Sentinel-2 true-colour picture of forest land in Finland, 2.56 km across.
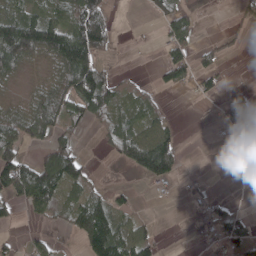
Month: April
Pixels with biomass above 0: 52%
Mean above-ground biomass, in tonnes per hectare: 52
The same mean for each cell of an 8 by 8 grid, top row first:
66 74 121 39 7 70 2 19
137 105 153 41 0 67 28 12
25 27 152 42 12 50 30 2
42 102 63 66 67 5 1 75
77 58 19 51 121 66 1 46
156 121 68 0 61 44 3 39
33 58 76 75 4 1 44 15
13 28 44 145 65 0 22 61
